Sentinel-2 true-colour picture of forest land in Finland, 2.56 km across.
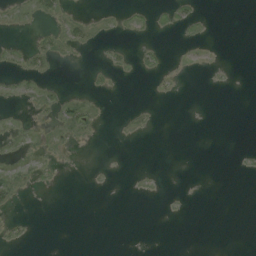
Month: August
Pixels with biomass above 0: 12%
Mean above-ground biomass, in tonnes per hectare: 2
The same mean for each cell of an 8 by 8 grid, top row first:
5 10 4 3 5 11 1 0
6 11 8 5 5 1 3 0
6 5 0 2 1 3 1 0
2 6 14 0 3 0 0 0
4 5 3 0 0 0 0 0
7 3 0 0 1 0 0 1
5 0 0 0 0 1 0 0
5 0 0 0 0 0 0 0
